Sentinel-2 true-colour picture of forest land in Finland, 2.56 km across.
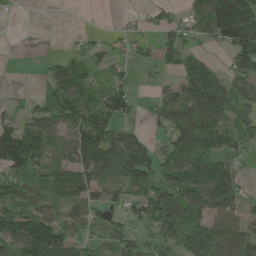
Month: May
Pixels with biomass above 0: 71%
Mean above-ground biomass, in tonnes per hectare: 78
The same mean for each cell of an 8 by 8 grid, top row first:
7 0 0 1 14 24 143 196
1 0 23 28 30 104 29 129
0 53 88 58 22 54 164 81
29 84 108 90 20 114 139 77
219 89 139 139 72 98 116 84
78 70 100 96 129 113 140 49
80 64 60 57 96 144 93 55
105 144 72 62 52 99 103 93
